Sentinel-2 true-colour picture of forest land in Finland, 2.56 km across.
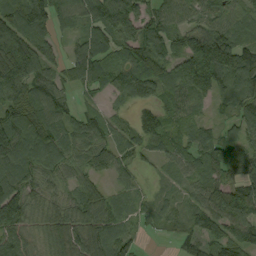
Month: September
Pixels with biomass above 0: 89%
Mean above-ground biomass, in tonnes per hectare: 85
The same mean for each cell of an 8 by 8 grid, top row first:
140 124 87 154 84 69 71 70
186 76 79 76 111 71 180 115
167 95 78 90 140 95 152 109
107 107 39 31 56 74 29 74
117 92 82 75 80 67 73 80
109 66 59 49 21 37 70 84
133 58 77 75 32 36 106 153
63 51 82 98 14 25 74 102
